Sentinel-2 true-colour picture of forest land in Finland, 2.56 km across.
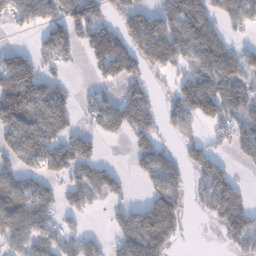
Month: January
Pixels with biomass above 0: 61%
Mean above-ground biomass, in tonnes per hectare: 80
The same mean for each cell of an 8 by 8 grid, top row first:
69 82 124 53 88 122 87 101
31 95 77 186 109 110 113 40
170 66 4 56 68 48 111 90
175 113 33 105 105 94 119 87
84 86 85 9 70 30 53 81
61 55 72 60 54 66 116 23
95 61 49 34 91 99 66 116
77 60 60 46 149 54 0 99
